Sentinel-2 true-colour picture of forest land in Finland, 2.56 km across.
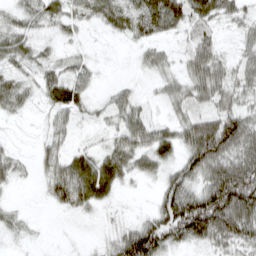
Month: March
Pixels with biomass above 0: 78%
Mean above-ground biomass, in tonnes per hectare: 41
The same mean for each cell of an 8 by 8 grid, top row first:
30 39 42 42 53 59 53 41
46 19 11 2 24 18 41 30
39 44 44 7 8 35 70 43
22 23 25 33 28 24 42 53
8 29 14 35 61 55 101 77
28 41 90 65 29 48 69 94
13 9 37 12 9 91 118 106
10 2 4 25 104 53 56 63
